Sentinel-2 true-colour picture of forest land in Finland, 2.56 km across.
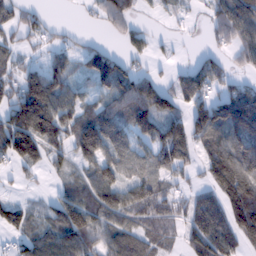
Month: February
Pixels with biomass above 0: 72%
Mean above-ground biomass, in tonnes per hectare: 81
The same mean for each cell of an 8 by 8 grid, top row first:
48 17 6 67 18 29 32 112
44 36 48 32 48 21 19 72
71 118 43 133 72 51 101 34
116 142 84 106 132 74 124 174
115 121 144 139 71 176 89 129
20 28 46 92 67 64 65 156
68 43 138 129 107 62 131 164
38 73 96 73 83 46 126 93
